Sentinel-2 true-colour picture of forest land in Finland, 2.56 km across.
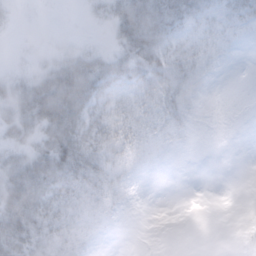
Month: February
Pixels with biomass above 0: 71%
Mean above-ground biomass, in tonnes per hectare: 21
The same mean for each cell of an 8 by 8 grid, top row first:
2 0 1 25 63 38 17 21
1 2 9 13 47 16 17 4
13 32 58 35 43 34 10 2
23 50 39 24 28 33 10 8
15 35 42 27 21 16 8 4
43 58 40 24 7 2 1 0
57 35 18 17 3 1 2 3
54 30 20 3 1 3 1 8
